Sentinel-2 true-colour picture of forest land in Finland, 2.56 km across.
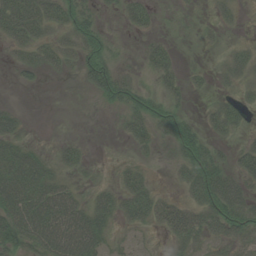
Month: August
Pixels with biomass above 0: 58%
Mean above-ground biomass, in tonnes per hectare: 32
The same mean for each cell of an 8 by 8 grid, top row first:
84 54 37 5 35 3 7 9
34 37 38 15 18 11 4 16
13 7 17 54 11 28 11 26
19 0 0 9 42 29 19 27
45 5 15 1 24 46 39 16
83 50 17 8 26 17 68 43
76 78 48 45 58 56 64 52
61 72 78 20 6 44 40 33
